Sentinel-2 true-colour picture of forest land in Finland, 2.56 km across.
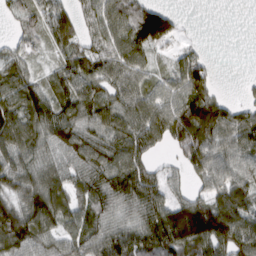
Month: March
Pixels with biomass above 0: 83%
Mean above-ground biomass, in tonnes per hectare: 82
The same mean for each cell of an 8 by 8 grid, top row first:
54 99 64 91 113 30 0 0
40 46 69 85 102 32 8 0
86 54 102 87 65 76 75 7
96 105 96 100 103 110 138 65
101 82 109 106 99 82 118 86
87 92 77 118 103 26 88 82
73 125 67 80 111 94 108 102
89 74 73 102 91 130 146 114
